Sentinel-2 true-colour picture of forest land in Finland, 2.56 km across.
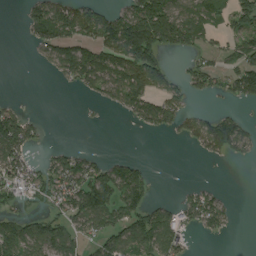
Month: August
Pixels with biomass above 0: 50%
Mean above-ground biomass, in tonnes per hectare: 67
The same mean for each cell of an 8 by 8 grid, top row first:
3 134 124 60 136 122 106 80
0 79 104 137 171 71 38 79
0 6 83 86 156 40 52 106
66 1 3 15 93 70 29 19
169 18 6 0 0 5 91 77
98 85 120 105 52 0 0 0
31 43 125 119 88 44 95 4
122 139 66 93 121 95 10 0
